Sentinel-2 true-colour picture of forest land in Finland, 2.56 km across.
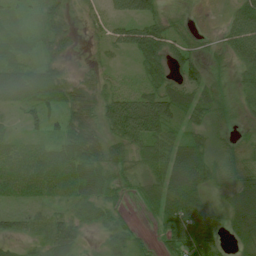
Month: July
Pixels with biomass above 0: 84%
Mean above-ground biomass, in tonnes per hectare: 43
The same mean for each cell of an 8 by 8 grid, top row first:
19 40 17 38 63 18 6 63
38 36 9 29 78 42 18 75
61 75 26 22 48 43 38 26
16 50 78 82 112 51 47 24
15 24 84 49 70 58 34 18
30 41 56 42 37 82 50 42
19 22 44 38 23 74 31 62
35 51 33 41 20 64 51 36
